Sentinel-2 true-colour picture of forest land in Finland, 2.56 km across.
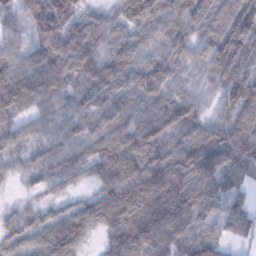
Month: January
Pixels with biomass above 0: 95%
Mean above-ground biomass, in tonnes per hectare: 104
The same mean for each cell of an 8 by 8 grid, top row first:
73 155 89 73 129 112 101 138
70 110 135 108 87 109 87 155
140 131 96 130 141 92 77 132
98 73 84 100 89 122 59 146
60 69 91 115 119 84 123 140
38 68 63 141 165 146 119 114
37 43 77 157 186 173 76 66
70 110 77 92 152 105 77 40
